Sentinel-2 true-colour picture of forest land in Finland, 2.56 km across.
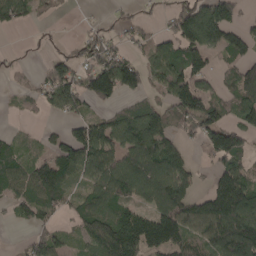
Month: April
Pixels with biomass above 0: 67%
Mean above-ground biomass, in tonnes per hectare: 79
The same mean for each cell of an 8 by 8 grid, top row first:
75 13 5 13 18 92 171 51
4 4 43 65 41 110 122 92
13 72 86 154 67 110 62 96
13 33 52 46 80 76 104 90
38 33 137 108 153 61 81 83
83 114 67 112 119 117 27 97
45 57 60 92 67 148 124 177
6 73 40 150 146 112 90 169
